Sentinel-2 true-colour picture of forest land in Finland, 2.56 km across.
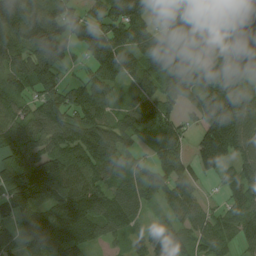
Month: August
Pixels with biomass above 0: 90%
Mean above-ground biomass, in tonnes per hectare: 108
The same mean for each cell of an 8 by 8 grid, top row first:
167 156 85 117 92 136 107 122
86 189 75 156 121 183 131 123
68 112 65 91 123 154 107 94
65 122 120 65 145 69 137 152
98 95 128 122 50 123 178 157
105 142 94 92 96 127 52 105
99 92 152 97 49 87 39 82
62 155 130 48 58 115 77 85
